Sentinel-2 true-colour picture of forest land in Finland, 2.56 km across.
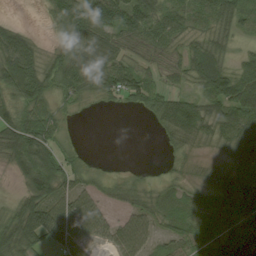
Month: August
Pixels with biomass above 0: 79%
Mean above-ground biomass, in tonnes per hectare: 52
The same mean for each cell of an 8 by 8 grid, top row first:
3 29 84 92 81 62 65 66
93 19 75 54 42 38 71 22
91 56 58 64 49 30 94 64
56 41 12 5 25 84 68 88
101 68 8 0 0 34 30 71
33 101 36 11 7 16 28 81
48 89 69 21 37 36 52 80
79 62 64 45 46 43 56 74
